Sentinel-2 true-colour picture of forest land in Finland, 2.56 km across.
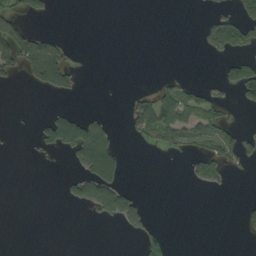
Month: September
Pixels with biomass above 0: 19%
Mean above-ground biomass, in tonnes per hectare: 22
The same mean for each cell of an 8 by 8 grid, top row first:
31 16 0 0 0 0 11 45
85 66 0 0 0 0 25 46
11 85 11 0 0 15 7 73
0 13 21 4 53 54 48 5
0 38 106 56 16 29 33 33
0 0 57 69 0 0 49 1
0 0 23 95 30 0 0 10
0 0 0 0 43 5 0 2
